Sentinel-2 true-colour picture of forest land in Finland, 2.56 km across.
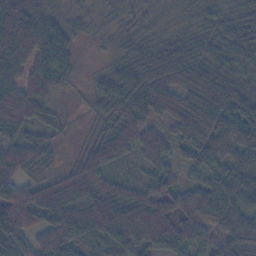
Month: November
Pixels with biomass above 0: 91%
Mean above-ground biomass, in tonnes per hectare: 62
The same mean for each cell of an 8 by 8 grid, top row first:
99 62 28 19 23 20 32 46
109 104 15 16 38 49 50 59
65 87 14 62 64 63 82 50
99 48 6 55 62 71 101 92
62 44 11 69 66 44 87 91
59 23 70 49 36 32 57 69
104 102 77 92 90 81 84 60
91 72 55 76 78 86 61 71
